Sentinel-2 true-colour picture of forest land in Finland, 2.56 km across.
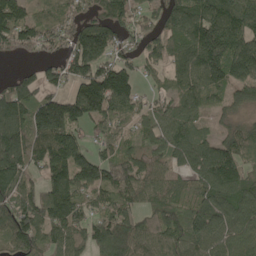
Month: May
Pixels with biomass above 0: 86%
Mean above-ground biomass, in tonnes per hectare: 129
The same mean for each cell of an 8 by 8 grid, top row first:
155 80 94 137 75 142 198 201
101 82 189 147 100 116 230 193
76 87 148 212 57 88 165 133
155 217 167 154 90 113 68 54
157 177 120 95 85 142 101 131
139 118 174 136 116 73 157 136
135 156 133 131 84 82 136 128
125 103 114 188 114 95 128 120
